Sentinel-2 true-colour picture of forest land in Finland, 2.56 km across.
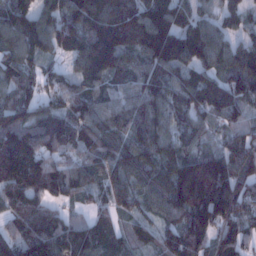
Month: January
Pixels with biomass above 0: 93%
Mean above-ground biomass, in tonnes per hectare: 114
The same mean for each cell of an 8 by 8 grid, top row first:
154 104 148 145 148 132 68 70
117 101 109 160 124 181 136 76
118 63 91 86 102 98 97 130
137 106 111 102 123 95 108 79
197 139 112 114 115 96 55 99
193 135 90 105 104 149 211 131
131 97 34 81 60 118 213 115
70 136 137 66 56 118 130 99
